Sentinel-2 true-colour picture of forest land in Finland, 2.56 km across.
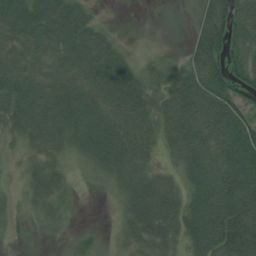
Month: July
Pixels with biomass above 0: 89%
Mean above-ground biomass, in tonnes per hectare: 51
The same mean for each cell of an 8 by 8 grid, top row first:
63 62 44 3 6 19 72 56
53 57 59 42 15 12 75 46
60 56 60 67 50 67 76 46
56 54 58 62 57 74 81 60
30 45 47 69 53 62 82 89
18 51 20 45 56 36 76 88
26 43 9 12 63 57 78 92
14 16 30 19 53 48 76 88
